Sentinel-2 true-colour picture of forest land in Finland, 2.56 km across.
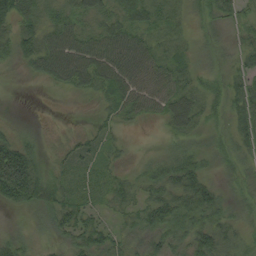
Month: August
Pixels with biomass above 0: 82%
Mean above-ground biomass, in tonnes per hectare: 33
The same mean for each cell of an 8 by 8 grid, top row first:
55 28 45 45 40 16 27 38
40 54 62 64 49 21 16 30
4 29 48 61 58 39 21 33
3 2 2 30 36 55 25 44
44 9 19 16 2 23 15 37
111 32 22 20 19 44 24 24
21 42 38 16 31 52 50 15
27 14 38 30 35 37 41 17
